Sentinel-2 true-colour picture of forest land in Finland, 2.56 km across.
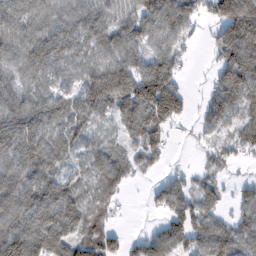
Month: February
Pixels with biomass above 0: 82%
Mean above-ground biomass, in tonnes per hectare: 75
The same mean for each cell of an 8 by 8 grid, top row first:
80 71 80 66 104 106 56 188
75 93 72 88 67 54 22 157
65 70 74 112 133 81 21 122
94 84 82 79 154 120 62 78
110 81 58 45 102 6 24 61
87 79 50 73 21 29 33 14
101 114 72 33 9 78 60 59
114 95 74 56 47 76 79 77
